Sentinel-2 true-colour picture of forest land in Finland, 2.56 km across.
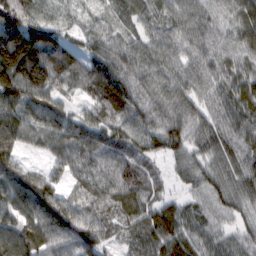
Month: February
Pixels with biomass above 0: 95%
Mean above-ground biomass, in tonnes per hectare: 75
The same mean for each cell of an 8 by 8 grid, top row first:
121 34 20 34 55 57 55 70
190 132 54 69 60 57 62 65
156 133 75 98 71 74 67 69
91 82 42 73 69 75 61 78
93 68 94 79 75 62 68 75
81 56 66 90 79 29 66 77
81 102 82 83 75 50 62 57
109 88 98 48 96 77 62 52
